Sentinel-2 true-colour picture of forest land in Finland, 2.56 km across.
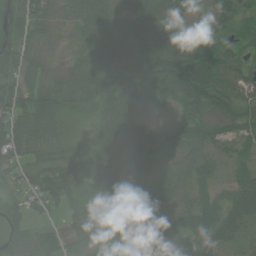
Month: July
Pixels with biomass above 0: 92%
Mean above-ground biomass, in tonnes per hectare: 54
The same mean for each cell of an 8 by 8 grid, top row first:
56 50 72 61 68 53 49 45
53 33 40 67 68 91 54 33
47 47 68 78 72 85 86 66
66 69 37 78 60 17 41 48
71 42 29 100 91 60 43 36
29 61 38 54 54 43 39 38
33 32 36 44 51 49 41 75
34 41 55 83 65 60 46 33
